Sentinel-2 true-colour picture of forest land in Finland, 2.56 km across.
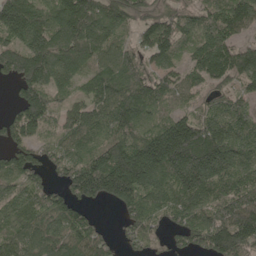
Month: May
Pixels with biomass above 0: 88%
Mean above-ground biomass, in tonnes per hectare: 130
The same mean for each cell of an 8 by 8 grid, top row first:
200 114 220 162 94 124 106 143
124 180 203 102 95 114 147 98
114 130 93 147 131 85 107 102
75 133 91 162 158 87 83 116
97 67 107 153 152 231 226 138
122 71 170 248 178 168 199 129
111 122 72 40 156 134 124 161
124 118 122 51 85 59 142 176
